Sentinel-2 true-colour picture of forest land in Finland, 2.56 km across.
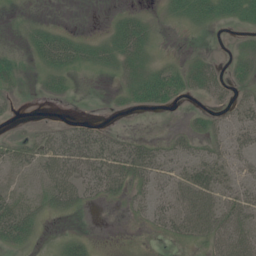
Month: July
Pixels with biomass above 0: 53%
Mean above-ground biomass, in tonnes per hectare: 18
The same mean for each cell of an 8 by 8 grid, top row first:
4 2 0 5 11 13 27 26
5 34 25 21 22 1 2 10
15 15 5 5 25 28 31 17
3 0 0 3 8 4 12 22
15 25 43 24 17 13 15 28
11 30 35 38 27 23 32 22
34 19 14 4 15 34 45 44
27 3 12 0 1 19 30 54
